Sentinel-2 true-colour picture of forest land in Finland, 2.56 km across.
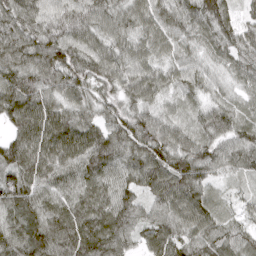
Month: April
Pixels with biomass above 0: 98%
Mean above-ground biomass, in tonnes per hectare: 83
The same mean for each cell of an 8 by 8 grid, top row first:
109 97 98 86 79 71 80 48
116 118 96 84 70 63 52 86
104 96 87 93 93 63 55 52
106 96 66 63 74 44 61 61
89 107 112 101 107 88 68 78
95 89 84 79 91 109 54 42
80 85 92 103 60 88 69 28
85 125 127 109 62 87 76 65
